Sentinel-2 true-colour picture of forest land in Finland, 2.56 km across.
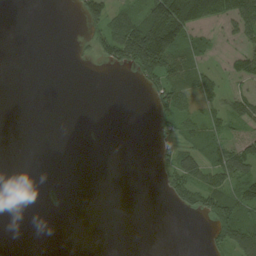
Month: August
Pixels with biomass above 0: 34%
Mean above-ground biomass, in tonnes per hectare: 31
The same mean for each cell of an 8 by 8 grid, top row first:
0 0 38 67 80 157 64 87
0 0 7 85 223 117 26 22
0 0 0 0 49 49 35 27
0 0 0 0 0 65 31 48
0 0 0 0 0 43 67 58
0 1 0 0 0 59 57 69
0 9 0 0 0 21 78 92
1 0 0 0 0 0 23 112
